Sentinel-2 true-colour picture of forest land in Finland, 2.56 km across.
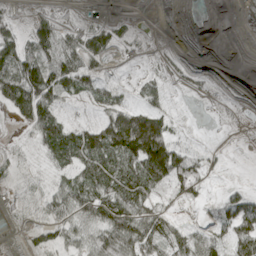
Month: April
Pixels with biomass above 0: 69%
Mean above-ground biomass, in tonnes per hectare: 41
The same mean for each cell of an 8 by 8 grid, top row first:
28 35 8 15 2 0 1 1
66 61 79 46 10 6 0 1
110 98 71 20 24 18 8 0
56 72 9 58 65 10 3 5
8 69 90 106 160 50 5 1
15 14 52 86 88 86 27 1
11 38 64 78 64 13 17 67
2 34 41 84 96 54 46 79
